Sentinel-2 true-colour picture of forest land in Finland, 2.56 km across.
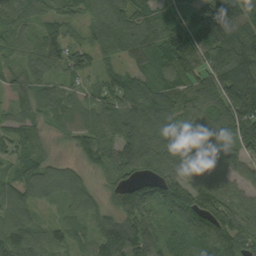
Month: September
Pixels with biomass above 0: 95%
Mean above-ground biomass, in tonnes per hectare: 91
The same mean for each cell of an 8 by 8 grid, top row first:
91 66 63 107 95 84 148 119
52 87 62 67 79 152 149 146
53 76 42 75 68 91 104 213
58 77 66 91 118 86 82 152
91 41 66 82 123 126 90 81
61 81 44 62 92 107 99 62
81 25 58 70 136 137 127 82
102 69 40 138 122 78 110 112
